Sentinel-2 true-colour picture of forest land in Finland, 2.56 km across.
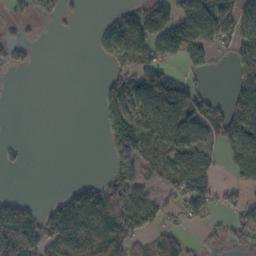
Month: October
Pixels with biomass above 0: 50%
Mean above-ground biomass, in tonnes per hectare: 54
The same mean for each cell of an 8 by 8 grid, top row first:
28 31 8 26 71 86 106 63
40 0 0 77 81 90 76 70
0 0 0 44 87 45 18 69
0 0 0 61 72 92 73 109
8 0 0 65 69 80 64 101
1 0 3 56 45 82 78 48
68 40 109 108 81 56 83 46
147 115 89 105 59 56 25 42
